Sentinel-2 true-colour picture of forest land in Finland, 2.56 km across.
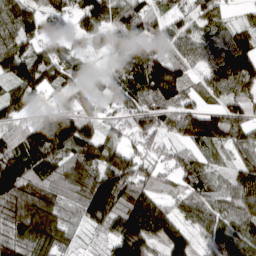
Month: March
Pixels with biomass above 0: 89%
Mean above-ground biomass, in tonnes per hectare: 103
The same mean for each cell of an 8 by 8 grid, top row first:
104 108 91 106 116 48 75 14
113 73 35 82 96 73 89 111
122 111 63 87 155 141 80 158
73 58 109 61 104 117 98 98
107 184 151 72 64 78 103 92
180 89 153 192 109 82 62 94
166 147 84 149 179 79 107 101
120 120 20 85 154 100 78 119
